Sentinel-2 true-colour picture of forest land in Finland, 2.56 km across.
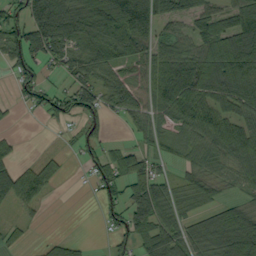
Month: September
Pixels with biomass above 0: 69%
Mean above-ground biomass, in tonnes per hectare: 70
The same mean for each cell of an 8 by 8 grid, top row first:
83 171 119 150 156 84 79 86
102 112 83 105 66 67 102 147
40 26 60 52 50 131 135 147
10 54 89 40 59 90 87 78
19 3 40 21 35 45 88 93
83 47 7 88 96 30 57 56
32 7 0 54 106 61 45 54
19 15 12 32 67 85 104 111
